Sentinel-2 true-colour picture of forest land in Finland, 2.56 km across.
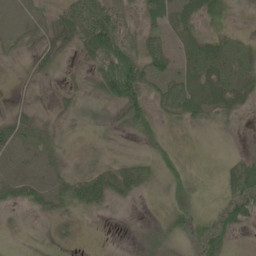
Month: June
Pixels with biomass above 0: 69%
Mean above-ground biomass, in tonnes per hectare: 24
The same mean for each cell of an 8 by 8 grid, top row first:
1 15 70 61 18 18 21 9
11 24 40 83 40 12 35 24
6 10 11 101 50 30 35 31
19 8 16 17 38 35 33 25
32 13 4 7 8 8 2 2
13 12 23 33 26 30 2 57
13 20 25 13 3 36 11 57
2 3 5 0 21 25 55 8
